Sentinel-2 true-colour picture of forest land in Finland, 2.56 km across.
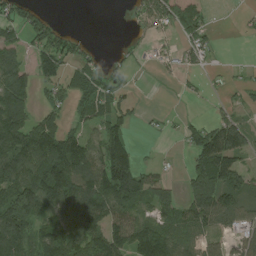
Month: August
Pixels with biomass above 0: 62%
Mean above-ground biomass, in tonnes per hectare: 82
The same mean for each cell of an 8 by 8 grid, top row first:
82 37 0 0 77 139 51 13
58 122 42 7 19 46 62 0
107 74 71 59 1 16 13 17
148 62 53 81 14 7 15 39
126 141 96 128 5 10 163 113
126 161 129 207 88 13 192 98
213 115 137 117 68 92 165 101
162 121 126 134 154 102 58 61
